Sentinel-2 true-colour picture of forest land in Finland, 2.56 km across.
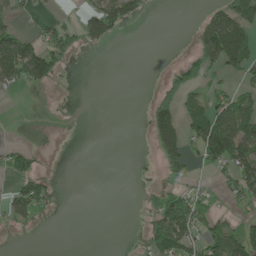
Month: May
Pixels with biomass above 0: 39%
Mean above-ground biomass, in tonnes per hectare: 40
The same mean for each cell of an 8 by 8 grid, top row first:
23 15 30 104 22 0 62 94
114 73 36 8 0 3 110 107
62 70 1 0 1 63 40 33
0 2 0 0 18 88 100 103
16 2 0 0 3 95 148 112
52 26 0 0 1 43 10 99
79 29 0 0 21 100 37 20
3 0 0 0 30 118 63 90
